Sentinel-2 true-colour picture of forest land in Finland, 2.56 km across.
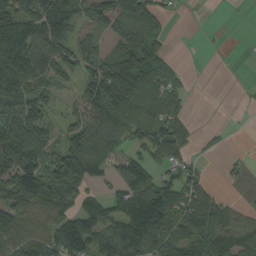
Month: September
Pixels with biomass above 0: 68%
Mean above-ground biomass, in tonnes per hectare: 94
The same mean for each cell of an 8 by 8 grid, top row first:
147 153 109 114 135 11 0 1
202 133 79 46 141 4 0 1
208 93 79 168 131 51 0 1
162 64 63 185 97 49 0 4
197 111 126 87 82 81 16 0
179 158 160 47 99 74 26 17
153 116 90 81 174 112 132 29
74 115 175 153 163 110 124 102
